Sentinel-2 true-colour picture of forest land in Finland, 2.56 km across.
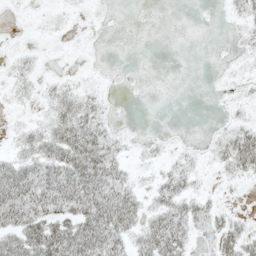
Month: May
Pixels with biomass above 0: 51%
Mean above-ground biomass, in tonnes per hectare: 16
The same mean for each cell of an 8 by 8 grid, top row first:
1 4 2 2 0 0 0 13
3 1 1 0 0 0 0 6
12 6 6 2 1 0 1 7
4 16 34 5 0 0 0 6
13 35 44 20 7 4 7 36
42 34 47 31 4 23 4 17
43 34 41 47 20 30 21 3
37 53 50 37 29 36 13 30
